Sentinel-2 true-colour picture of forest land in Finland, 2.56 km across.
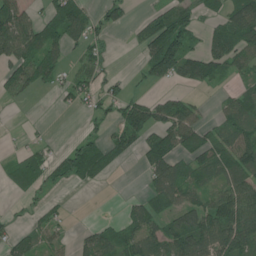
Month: June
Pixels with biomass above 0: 59%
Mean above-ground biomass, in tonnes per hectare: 58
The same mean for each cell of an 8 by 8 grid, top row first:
97 57 95 50 21 87 41 96
95 94 43 22 48 133 55 89
93 57 53 39 30 59 75 33
4 1 29 46 88 89 16 75
7 23 40 59 69 79 67 87
57 49 58 14 31 88 50 86
7 29 1 0 57 67 79 121
54 44 33 79 98 81 99 113
